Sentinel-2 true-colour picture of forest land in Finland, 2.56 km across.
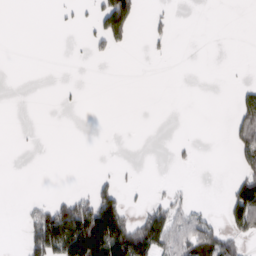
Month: February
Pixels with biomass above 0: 19%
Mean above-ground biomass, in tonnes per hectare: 25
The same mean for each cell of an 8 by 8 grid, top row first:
0 0 8 137 13 5 0 0
0 0 3 29 5 2 0 0
0 0 1 0 0 0 0 4
0 0 2 0 0 0 0 57
1 0 0 0 0 5 0 68
0 0 0 11 0 0 0 49
1 50 79 100 23 39 12 110
0 131 134 162 114 95 100 43
